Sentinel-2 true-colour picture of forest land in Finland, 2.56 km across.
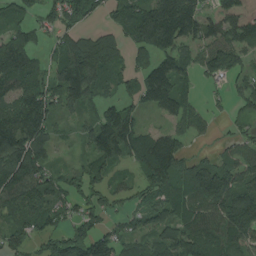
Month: August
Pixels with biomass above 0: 80%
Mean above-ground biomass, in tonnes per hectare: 91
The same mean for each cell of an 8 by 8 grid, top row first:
51 49 93 51 129 191 86 166
137 43 97 71 85 107 95 108
138 82 187 63 102 117 41 51
122 95 48 97 51 78 32 44
137 81 27 161 115 88 9 45
138 71 57 54 69 124 136 84
106 115 66 37 72 101 109 127
74 67 135 95 56 120 134 95
